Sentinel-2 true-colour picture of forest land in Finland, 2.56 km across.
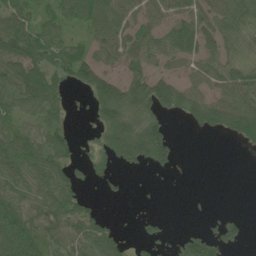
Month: June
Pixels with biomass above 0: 65%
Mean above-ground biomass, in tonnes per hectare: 51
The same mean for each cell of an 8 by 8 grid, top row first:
69 45 53 64 48 53 63 66
95 72 39 55 55 69 44 40
86 86 57 55 77 44 42 69
49 61 5 90 77 53 93 98
80 62 18 68 121 31 0 37
69 79 32 24 7 9 0 0
69 67 52 1 4 0 5 3
90 76 63 61 27 23 68 36
